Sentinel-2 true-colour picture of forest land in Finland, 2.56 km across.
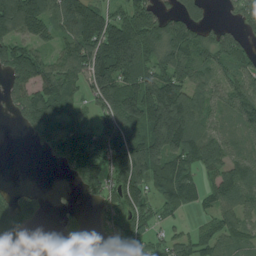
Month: July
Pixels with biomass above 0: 74%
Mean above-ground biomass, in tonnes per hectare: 100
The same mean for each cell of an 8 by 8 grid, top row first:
229 128 159 97 117 84 38 48
101 62 139 215 150 144 108 67
100 135 74 218 139 147 80 104
43 115 54 151 185 250 84 107
0 63 134 140 189 169 127 76
0 0 85 117 146 127 61 115
99 15 20 77 77 59 49 92
103 0 47 56 73 69 75 68
